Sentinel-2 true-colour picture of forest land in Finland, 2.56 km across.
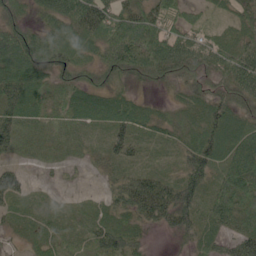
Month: June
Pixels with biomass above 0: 88%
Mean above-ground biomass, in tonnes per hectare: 48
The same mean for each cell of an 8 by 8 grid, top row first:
42 53 85 82 76 50 21 44
102 91 62 75 87 74 61 56
93 44 43 34 36 39 48 77
63 36 54 58 31 15 57 46
37 21 16 36 27 24 83 73
43 7 5 28 55 36 61 64
24 14 12 40 98 107 39 52
12 21 20 67 28 20 31 66
